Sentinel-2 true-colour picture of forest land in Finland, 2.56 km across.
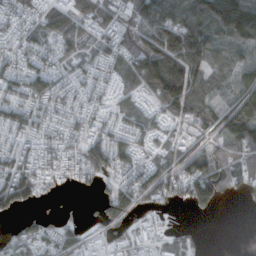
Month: October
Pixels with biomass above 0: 78%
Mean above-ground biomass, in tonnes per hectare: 79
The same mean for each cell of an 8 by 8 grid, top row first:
75 70 71 73 118 138 151 170
64 72 71 72 113 165 125 68
104 96 65 56 128 156 66 61
92 85 73 48 60 88 68 111
64 64 84 107 60 67 41 114
149 63 64 75 114 95 160 80
68 7 5 84 46 19 46 2
99 99 79 63 32 35 2 1
